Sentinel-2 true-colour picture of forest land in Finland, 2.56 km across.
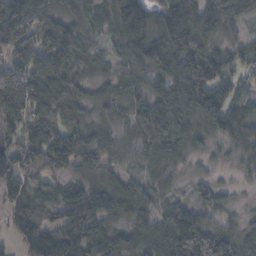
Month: November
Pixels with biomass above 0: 88%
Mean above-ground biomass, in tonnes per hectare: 83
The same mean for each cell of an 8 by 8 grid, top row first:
106 81 67 99 135 151 131 74
91 114 104 39 120 168 101 51
92 128 80 56 68 93 143 59
70 94 51 64 88 100 118 88
86 103 136 70 86 88 33 72
79 38 60 52 40 23 28 15
55 43 85 66 58 98 72 17
40 87 99 70 80 164 170 73
